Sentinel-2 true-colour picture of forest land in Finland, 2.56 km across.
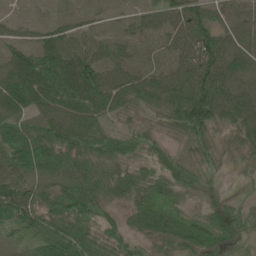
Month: June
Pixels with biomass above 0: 90%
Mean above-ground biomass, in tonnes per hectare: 57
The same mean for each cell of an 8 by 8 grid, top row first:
11 9 17 11 34 63 63 48
50 77 57 34 10 42 92 41
78 111 115 56 50 68 93 47
53 60 88 60 47 82 103 77
66 78 84 76 51 31 62 43
56 41 65 79 67 41 33 14
79 70 80 40 78 60 35 34
20 59 68 56 41 61 75 53
